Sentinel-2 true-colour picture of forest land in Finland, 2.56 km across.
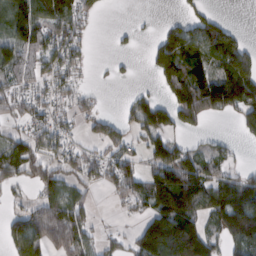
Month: February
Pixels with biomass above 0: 61%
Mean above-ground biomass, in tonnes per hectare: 82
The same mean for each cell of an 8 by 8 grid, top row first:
120 134 90 1 3 16 48 0
109 106 72 9 11 129 130 90
66 75 43 14 3 128 143 175
47 74 46 14 91 106 100 104
85 84 35 68 54 67 31 19
69 69 60 75 80 168 107 68
32 107 76 11 56 212 129 210
85 137 112 27 143 261 101 129
